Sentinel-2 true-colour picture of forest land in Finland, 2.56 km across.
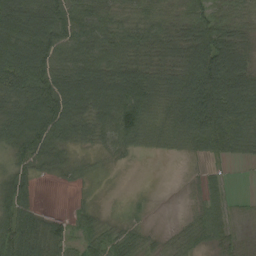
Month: August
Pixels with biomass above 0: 83%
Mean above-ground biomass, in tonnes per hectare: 70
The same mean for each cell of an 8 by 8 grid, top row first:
120 124 84 57 51 46 62 53
118 131 91 80 73 79 121 77
129 132 121 96 102 90 162 114
114 141 93 102 104 83 162 117
78 95 45 60 44 40 92 86
59 29 29 5 0 0 27 1
80 8 17 3 11 1 51 5
87 79 32 46 30 28 46 21
